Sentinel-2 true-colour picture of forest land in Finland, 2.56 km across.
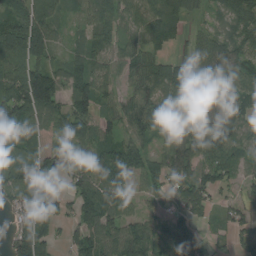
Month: August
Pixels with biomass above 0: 84%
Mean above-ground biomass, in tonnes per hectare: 80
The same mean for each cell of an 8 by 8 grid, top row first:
107 92 33 71 79 72 32 86
118 90 51 64 62 34 66 89
104 124 85 54 78 99 76 86
130 106 94 61 99 89 96 88
107 49 89 81 60 91 103 78
105 96 90 96 82 78 73 48
62 101 73 94 27 55 48 47
115 102 78 79 79 96 51 54
